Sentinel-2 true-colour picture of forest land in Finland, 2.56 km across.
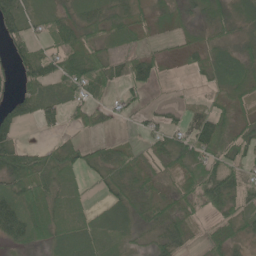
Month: May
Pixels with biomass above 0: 72%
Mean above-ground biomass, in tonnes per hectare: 33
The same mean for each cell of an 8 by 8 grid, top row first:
50 36 41 41 24 29 35 31
26 28 55 25 20 12 34 35
27 47 55 38 48 3 23 51
34 41 25 17 20 11 35 26
33 14 22 24 16 37 44 40
62 50 21 34 32 25 57 28
46 55 22 29 33 35 33 34
36 41 45 28 14 38 21 26
